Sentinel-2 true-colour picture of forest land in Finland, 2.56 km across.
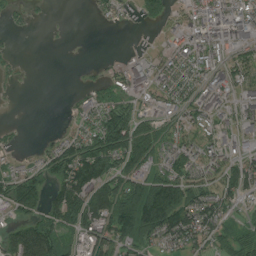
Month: July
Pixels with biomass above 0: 61%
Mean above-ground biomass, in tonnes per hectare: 44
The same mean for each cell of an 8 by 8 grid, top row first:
15 3 0 21 39 19 34 39
6 0 0 0 5 29 37 33
6 0 3 28 35 38 29 42
0 0 21 91 29 36 41 28
17 20 70 121 110 43 36 20
53 61 100 84 66 63 33 61
55 60 98 106 139 115 65 22
62 75 40 73 63 49 45 56
